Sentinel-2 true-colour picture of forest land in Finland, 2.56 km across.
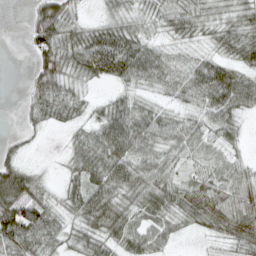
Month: April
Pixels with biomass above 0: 82%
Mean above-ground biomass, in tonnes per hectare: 44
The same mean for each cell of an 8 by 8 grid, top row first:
0 90 28 38 36 53 36 42
0 71 70 81 52 26 23 55
0 60 31 37 44 47 75 59
5 43 26 54 50 29 45 42
15 2 47 73 57 41 27 21
84 12 45 65 55 29 38 40
94 57 53 67 48 53 57 49
71 47 45 42 46 18 13 42
